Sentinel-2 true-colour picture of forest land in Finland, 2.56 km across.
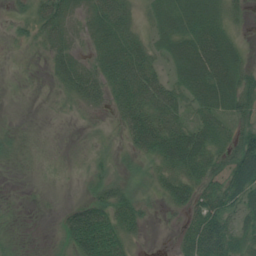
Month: July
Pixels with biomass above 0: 74%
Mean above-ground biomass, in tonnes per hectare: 32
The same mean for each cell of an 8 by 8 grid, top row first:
15 39 18 53 27 53 54 22
8 25 13 44 39 43 75 30
3 9 44 42 64 33 74 55
1 2 14 19 50 45 47 42
11 2 2 14 46 72 52 56
1 3 7 25 20 42 44 59
2 3 34 55 24 24 47 40
9 4 67 66 11 14 63 37
